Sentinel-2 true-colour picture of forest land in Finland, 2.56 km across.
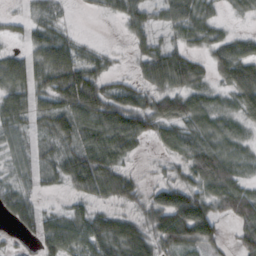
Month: October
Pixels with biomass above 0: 82%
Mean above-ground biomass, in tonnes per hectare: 49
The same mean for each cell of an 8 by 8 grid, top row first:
26 31 3 17 38 53 37 22
27 67 28 9 32 37 38 49
69 62 89 24 38 70 35 87
60 62 84 87 73 50 47 55
36 44 68 89 26 52 46 39
31 38 97 77 14 28 79 34
55 30 31 31 35 69 61 61
14 75 65 73 64 69 60 50
